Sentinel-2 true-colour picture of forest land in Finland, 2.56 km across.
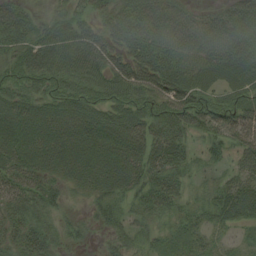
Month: August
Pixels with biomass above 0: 88%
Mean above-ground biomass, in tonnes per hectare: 43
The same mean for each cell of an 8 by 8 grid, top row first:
47 17 32 33 43 41 29 48
41 47 54 41 45 37 38 50
44 43 44 49 57 51 34 45
59 57 68 53 51 61 60 58
62 63 69 74 69 48 26 41
48 39 49 63 52 36 11 38
36 33 9 31 31 29 33 63
38 35 14 19 22 23 20 14
